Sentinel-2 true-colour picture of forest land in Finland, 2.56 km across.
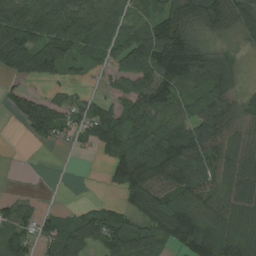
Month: August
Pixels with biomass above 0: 78%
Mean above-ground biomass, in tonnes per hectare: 92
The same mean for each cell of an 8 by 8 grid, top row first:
160 138 116 81 56 154 126 126
130 161 77 64 128 197 75 34
35 62 20 33 104 140 145 49
52 114 81 91 111 86 97 87
0 38 35 130 133 177 124 84
1 2 1 70 155 155 90 112
62 19 31 48 144 100 59 81
84 89 135 146 123 112 154 91
